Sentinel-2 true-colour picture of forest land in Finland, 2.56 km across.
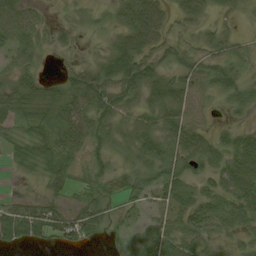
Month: August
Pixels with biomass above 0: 81%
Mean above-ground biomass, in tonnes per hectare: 38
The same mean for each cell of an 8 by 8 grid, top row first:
65 11 8 22 82 27 20 15
40 16 6 34 60 27 26 16
35 28 62 66 66 47 46 29
47 43 69 59 36 54 20 21
38 57 46 37 53 46 41 43
11 41 23 27 47 54 31 52
39 35 34 21 28 49 55 53
39 32 40 20 45 53 34 22
